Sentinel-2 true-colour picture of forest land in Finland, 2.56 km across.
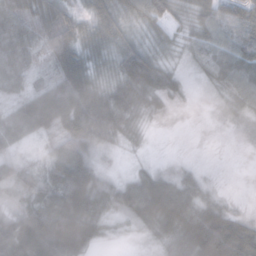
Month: November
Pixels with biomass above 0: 85%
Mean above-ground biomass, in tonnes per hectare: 54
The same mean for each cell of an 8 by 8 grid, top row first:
71 54 28 49 54 32 58 65
73 66 58 38 43 26 65 78
49 55 93 40 77 31 27 64
53 123 111 82 37 7 6 26
35 28 96 25 12 0 0 2
54 67 101 22 40 28 10 0
27 87 103 45 85 102 58 9
112 149 109 11 13 52 121 92
